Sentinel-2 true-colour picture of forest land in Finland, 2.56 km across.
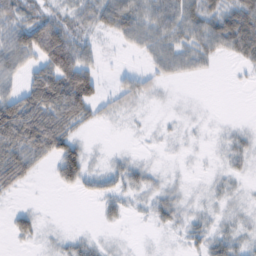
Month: February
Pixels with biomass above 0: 62%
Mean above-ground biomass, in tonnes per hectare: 27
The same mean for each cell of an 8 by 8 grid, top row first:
41 38 34 51 44 50 48 65
59 108 45 4 25 36 36 51
23 80 96 7 20 11 2 2
79 71 50 15 5 3 1 0
64 65 24 1 2 3 3 15
46 6 43 23 22 4 4 9
13 0 0 17 10 24 8 9
16 6 16 3 1 4 26 18
